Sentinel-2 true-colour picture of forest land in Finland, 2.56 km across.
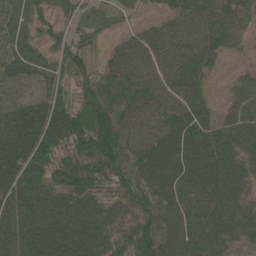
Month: May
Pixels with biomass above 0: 93%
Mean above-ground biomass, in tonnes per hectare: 73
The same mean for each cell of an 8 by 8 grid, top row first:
17 31 24 17 14 56 81 65
22 37 68 27 70 81 85 27
29 44 60 72 71 81 39 31
51 86 101 95 71 83 51 64
93 111 90 135 86 101 98 76
101 87 101 83 90 92 94 74
79 95 107 71 84 77 67 63
95 126 128 83 100 77 80 53
